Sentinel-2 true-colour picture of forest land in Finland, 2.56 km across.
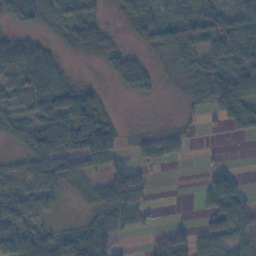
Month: November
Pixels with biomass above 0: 66%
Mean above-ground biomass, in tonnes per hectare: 47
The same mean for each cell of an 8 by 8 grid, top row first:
37 30 54 9 59 45 65 58
42 18 37 35 23 99 54 82
48 49 13 19 36 14 89 99
33 64 69 17 1 4 28 81
23 81 69 70 25 27 0 1
36 62 54 71 39 0 38 24
50 32 11 96 57 0 73 92
116 81 96 73 6 53 76 75
